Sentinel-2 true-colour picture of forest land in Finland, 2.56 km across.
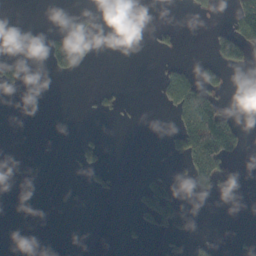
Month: October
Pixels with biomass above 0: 13%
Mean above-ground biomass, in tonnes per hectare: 16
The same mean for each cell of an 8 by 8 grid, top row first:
0 0 23 0 0 0 11 82
2 32 66 0 0 10 12 79
17 2 2 0 0 46 42 0
0 0 2 10 0 43 111 4
0 0 13 1 0 40 133 36
0 0 3 8 12 9 62 0
0 0 0 0 37 48 0 0
0 0 0 0 3 16 10 2
